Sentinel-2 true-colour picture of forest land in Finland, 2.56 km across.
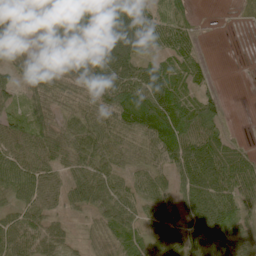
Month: June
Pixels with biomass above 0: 85%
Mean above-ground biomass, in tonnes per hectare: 57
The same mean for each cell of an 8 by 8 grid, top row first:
40 69 106 111 60 58 1 14
57 80 112 138 64 48 3 0
34 62 95 112 84 53 18 0
32 51 46 73 86 88 71 0
63 61 60 52 53 95 90 21
82 58 47 47 37 48 101 76
36 44 26 57 41 43 92 54
59 61 19 39 49 64 86 47
